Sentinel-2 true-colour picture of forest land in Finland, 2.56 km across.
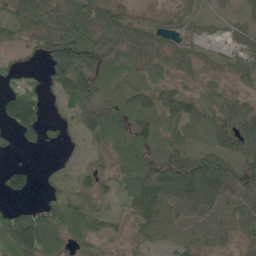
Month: May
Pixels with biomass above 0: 74%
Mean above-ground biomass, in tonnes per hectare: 45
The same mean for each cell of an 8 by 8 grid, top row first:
56 68 78 53 15 21 14 20
21 58 99 44 41 34 11 26
35 45 82 28 26 25 13 26
106 27 57 52 48 55 35 54
24 22 15 37 46 46 39 66
57 10 21 28 51 81 101 65
31 54 63 15 46 73 79 56
116 83 31 12 22 53 36 19
